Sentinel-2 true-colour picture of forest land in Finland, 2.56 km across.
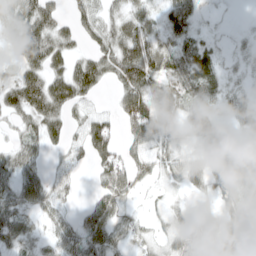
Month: April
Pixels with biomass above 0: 78%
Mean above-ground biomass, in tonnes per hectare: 45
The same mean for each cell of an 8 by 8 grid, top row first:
53 71 40 31 33 77 10 1
46 87 29 63 78 43 28 9
58 74 77 40 87 56 47 10
51 73 30 29 82 47 43 30
30 40 35 64 62 38 50 28
52 30 13 68 27 27 59 59
47 34 18 55 11 17 19 55
43 21 51 53 20 50 71 72
